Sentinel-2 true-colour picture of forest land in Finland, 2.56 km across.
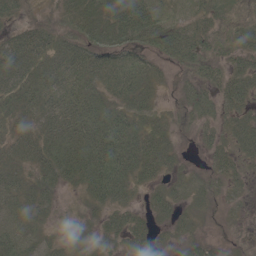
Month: May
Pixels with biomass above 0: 83%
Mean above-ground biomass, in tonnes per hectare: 31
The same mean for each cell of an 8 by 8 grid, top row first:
25 10 44 52 58 19 30 38
44 42 43 41 30 52 37 36
46 34 34 39 33 15 28 39
28 30 35 28 34 19 26 35
27 37 42 50 51 20 20 40
22 31 39 61 39 24 26 22
20 18 14 34 21 31 17 10
31 19 17 30 32 18 13 4
